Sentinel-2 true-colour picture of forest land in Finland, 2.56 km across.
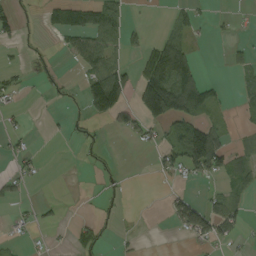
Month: September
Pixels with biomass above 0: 31%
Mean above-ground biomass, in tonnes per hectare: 33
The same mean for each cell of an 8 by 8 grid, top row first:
30 35 68 68 1 29 7 4
12 6 57 55 38 93 1 16
20 15 24 110 102 153 24 19
10 3 12 92 81 127 55 20
13 1 12 1 17 63 128 12
30 3 1 11 0 22 57 40
12 10 1 10 0 61 61 29
8 4 39 8 2 3 48 16
